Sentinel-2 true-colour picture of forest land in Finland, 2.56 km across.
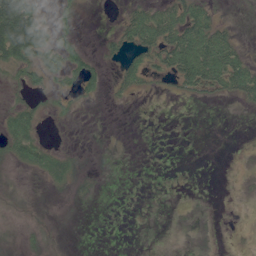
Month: June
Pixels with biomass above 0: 35%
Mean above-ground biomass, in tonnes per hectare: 19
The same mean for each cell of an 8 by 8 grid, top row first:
124 14 17 2 49 55 40 4
110 62 26 19 54 77 74 25
18 31 40 10 31 36 67 69
30 14 4 0 0 0 0 4
41 12 1 2 0 0 0 0
3 26 14 1 0 0 0 3
3 1 2 0 0 2 2 0
3 6 0 0 0 0 3 1
